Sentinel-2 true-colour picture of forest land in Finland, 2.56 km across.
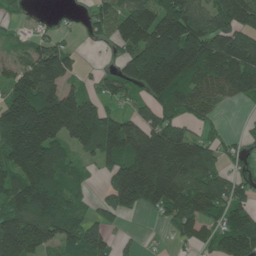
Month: June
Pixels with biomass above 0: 76%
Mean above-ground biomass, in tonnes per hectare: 118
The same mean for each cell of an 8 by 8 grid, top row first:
29 9 26 81 122 181 106 133
32 102 21 44 196 267 177 172
108 182 40 81 200 198 135 131
230 210 184 71 92 98 62 4
252 192 112 191 202 216 79 37
121 147 35 107 221 184 138 52
129 141 53 87 82 136 126 86
166 104 127 54 9 35 59 123
